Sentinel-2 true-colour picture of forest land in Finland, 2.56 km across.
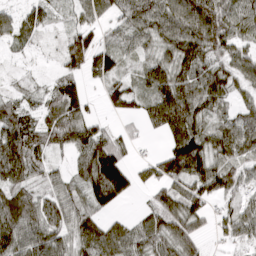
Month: March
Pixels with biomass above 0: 84%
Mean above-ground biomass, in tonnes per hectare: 71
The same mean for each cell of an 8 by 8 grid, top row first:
42 32 34 38 100 123 134 78
25 10 98 52 51 107 95 60
14 18 47 57 56 98 89 57
71 63 60 27 60 140 69 54
109 76 86 81 11 89 88 120
83 43 61 150 36 98 112 55
99 74 68 44 24 95 45 55
112 99 96 106 75 98 23 44
